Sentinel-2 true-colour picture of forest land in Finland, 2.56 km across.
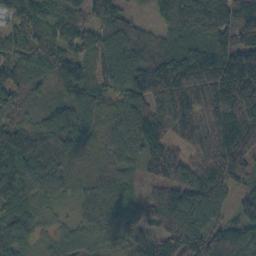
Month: October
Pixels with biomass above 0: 92%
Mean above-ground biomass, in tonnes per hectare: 103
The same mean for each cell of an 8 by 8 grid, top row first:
93 87 93 94 18 120 145 168
98 83 80 117 101 117 134 151
112 96 132 105 132 135 147 161
91 106 98 60 112 98 102 116
142 157 78 66 110 71 112 135
141 118 51 71 66 95 109 84
89 43 41 90 95 131 107 78
107 43 66 60 103 144 159 103
